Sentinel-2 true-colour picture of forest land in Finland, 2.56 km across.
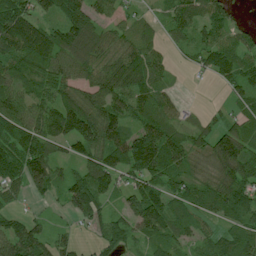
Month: July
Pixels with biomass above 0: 85%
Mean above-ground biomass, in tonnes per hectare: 75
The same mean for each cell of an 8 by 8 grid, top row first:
120 67 110 49 21 68 74 16
112 125 112 63 64 27 65 52
83 83 66 92 73 14 19 78
86 91 129 107 71 48 21 38
105 97 102 110 139 80 74 100
81 126 78 90 103 64 60 106
34 16 109 34 122 66 62 82
115 65 20 71 53 65 44 74
